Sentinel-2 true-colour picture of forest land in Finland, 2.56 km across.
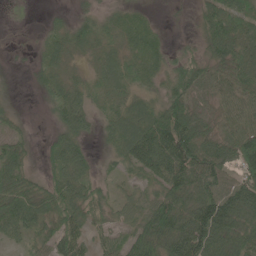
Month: June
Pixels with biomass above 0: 79%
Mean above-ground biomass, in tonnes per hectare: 52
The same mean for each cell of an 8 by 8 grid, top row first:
1 5 24 28 17 4 60 70
9 34 35 36 49 19 47 55
1 36 27 55 39 70 61 62
14 15 62 41 60 92 47 60
42 26 46 31 95 123 68 89
68 35 63 24 41 79 85 70
68 68 65 41 55 87 101 95
29 54 60 39 89 90 104 76
